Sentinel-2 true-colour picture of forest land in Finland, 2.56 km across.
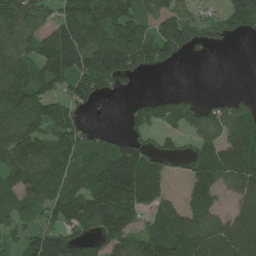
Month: June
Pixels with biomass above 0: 72%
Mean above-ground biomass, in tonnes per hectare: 106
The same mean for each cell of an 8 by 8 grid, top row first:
117 68 196 160 72 114 32 135
98 126 220 226 177 158 44 0
142 138 143 110 16 0 0 0
133 130 53 1 86 89 66 87
153 136 107 55 69 28 100 132
117 145 115 233 218 21 139 144
63 95 146 174 97 65 74 62
49 162 87 106 118 185 128 119
